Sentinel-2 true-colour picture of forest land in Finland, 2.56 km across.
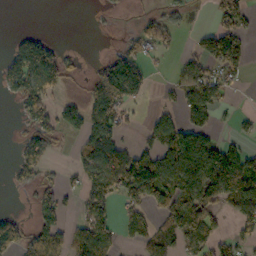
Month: October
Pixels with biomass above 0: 48%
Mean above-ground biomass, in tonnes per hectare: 63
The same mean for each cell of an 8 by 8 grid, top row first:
0 0 0 7 20 38 12 54
55 60 5 14 55 19 64 75
103 98 23 181 69 31 94 22
18 66 82 125 11 53 67 15
20 71 48 89 41 159 101 36
38 31 57 120 170 133 131 151
4 74 38 58 64 96 80 73
96 95 77 67 79 73 82 44
